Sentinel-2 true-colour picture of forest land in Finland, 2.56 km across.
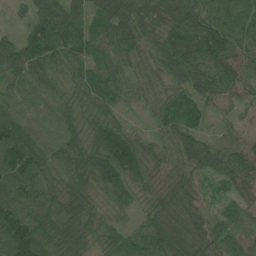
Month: July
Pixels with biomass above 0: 94%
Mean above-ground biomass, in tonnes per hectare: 62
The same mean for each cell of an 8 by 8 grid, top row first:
14 106 63 93 74 85 78 78
105 90 60 56 62 97 114 61
59 52 63 57 54 63 99 71
56 54 49 49 23 60 28 21
100 78 60 83 49 64 53 41
89 61 73 60 49 39 40 66
82 59 71 27 27 57 23 32
93 77 55 43 58 61 54 53
